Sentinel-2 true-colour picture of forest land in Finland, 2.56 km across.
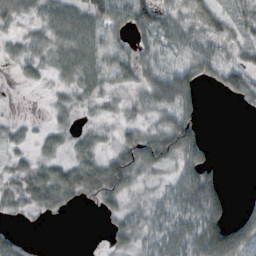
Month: October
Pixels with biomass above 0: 72%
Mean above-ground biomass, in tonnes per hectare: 39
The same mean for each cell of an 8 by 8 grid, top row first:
45 42 55 70 77 52 74 49
17 37 57 31 45 43 49 42
8 15 42 32 41 83 31 64
2 11 16 15 33 71 3 7
19 24 29 23 63 86 23 0
31 55 56 92 30 34 56 0
22 33 12 32 33 53 78 19
31 1 0 28 38 68 90 96
